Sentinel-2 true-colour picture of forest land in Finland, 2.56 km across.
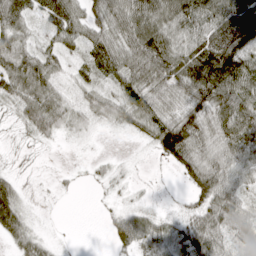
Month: April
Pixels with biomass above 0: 81%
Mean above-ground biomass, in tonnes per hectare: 57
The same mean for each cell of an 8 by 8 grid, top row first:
80 72 62 71 92 92 91 113
76 38 41 84 109 82 102 107
95 68 28 46 77 93 141 110
36 85 39 52 84 68 84 98
10 12 7 1 16 116 69 84
26 3 4 18 2 13 96 54
68 2 0 9 21 8 73 60
41 19 1 30 71 58 91 43
